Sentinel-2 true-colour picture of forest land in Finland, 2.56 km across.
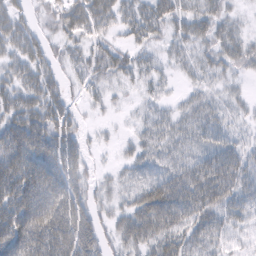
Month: February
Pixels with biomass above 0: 85%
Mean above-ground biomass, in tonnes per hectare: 42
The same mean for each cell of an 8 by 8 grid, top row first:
43 26 61 44 45 38 38 13
46 29 26 31 24 19 30 33
43 42 18 25 19 11 20 13
55 64 15 8 15 21 31 16
85 74 31 8 28 29 32 25
92 84 43 15 27 47 64 52
85 91 57 26 64 74 69 42
93 93 85 28 56 59 46 17
